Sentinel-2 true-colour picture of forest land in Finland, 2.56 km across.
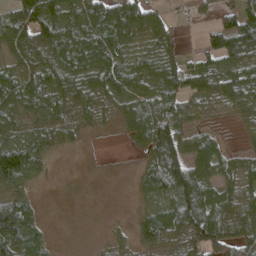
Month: April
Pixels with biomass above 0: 75%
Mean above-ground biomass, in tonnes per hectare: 61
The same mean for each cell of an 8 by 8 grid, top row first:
79 84 69 114 97 19 21 83
77 89 81 80 49 44 54 111
78 81 81 86 56 80 69 81
59 58 55 30 83 89 29 38
87 52 14 1 55 107 61 12
107 14 1 0 48 142 77 55
129 2 1 0 25 92 94 55
109 35 0 18 48 51 122 85
